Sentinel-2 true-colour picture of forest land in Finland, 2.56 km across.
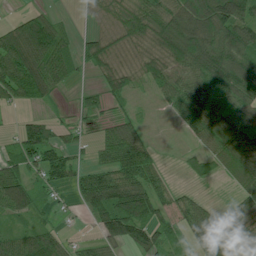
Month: July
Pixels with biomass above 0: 78%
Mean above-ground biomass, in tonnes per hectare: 68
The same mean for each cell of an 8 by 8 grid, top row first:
28 52 9 61 105 112 138 131
139 165 43 68 64 123 121 114
108 129 18 62 43 61 80 111
12 16 24 27 11 35 75 95
54 86 26 81 66 3 60 124
72 59 36 61 67 7 30 81
72 23 25 106 95 46 45 71
66 78 17 77 92 26 124 109
